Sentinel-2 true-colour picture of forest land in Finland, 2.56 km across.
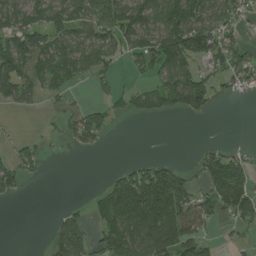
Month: July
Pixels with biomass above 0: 56%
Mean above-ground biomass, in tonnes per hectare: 67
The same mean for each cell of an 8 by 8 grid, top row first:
97 92 90 115 130 150 116 58
124 96 102 72 110 157 121 63
119 76 36 41 29 117 60 54
17 10 47 38 44 64 42 0
29 12 47 3 0 0 15 11
77 3 0 33 111 83 105 126
0 0 21 127 161 127 66 100
0 39 118 104 120 125 42 18
